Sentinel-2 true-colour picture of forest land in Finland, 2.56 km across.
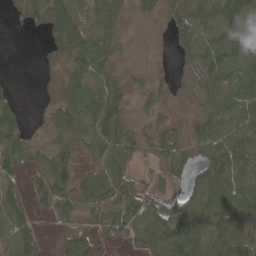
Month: April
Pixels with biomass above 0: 75%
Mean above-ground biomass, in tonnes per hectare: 41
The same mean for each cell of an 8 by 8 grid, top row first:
12 59 56 38 16 48 68 63
0 31 85 32 5 22 57 50
5 4 41 25 12 14 45 76
36 16 52 49 17 9 37 72
42 19 27 43 13 36 51 80
30 59 25 42 6 24 69 79
53 22 39 40 43 54 81 86
63 6 34 37 38 73 69 71
